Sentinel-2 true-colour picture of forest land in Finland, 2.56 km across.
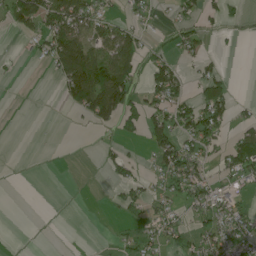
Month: June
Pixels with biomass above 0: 38%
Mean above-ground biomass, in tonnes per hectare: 35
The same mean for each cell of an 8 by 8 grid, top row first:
63 85 86 28 24 20 27 11
3 61 114 89 36 26 17 3
4 5 142 145 30 60 49 0
0 0 35 97 55 58 85 15
0 1 0 13 23 71 41 78
0 0 0 16 21 67 39 44
0 0 0 7 28 30 68 39
0 0 0 7 31 32 50 45
